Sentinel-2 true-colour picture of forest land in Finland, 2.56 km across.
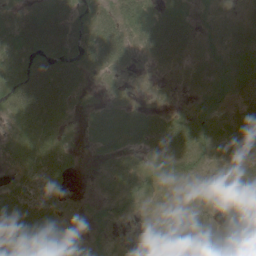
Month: June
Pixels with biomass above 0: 71%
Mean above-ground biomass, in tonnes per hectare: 22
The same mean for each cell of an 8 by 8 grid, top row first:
16 38 20 30 36 34 6 10
38 29 39 43 23 46 12 36
39 64 32 7 2 3 24 43
36 50 8 15 15 12 13 24
19 38 4 15 31 43 22 18
22 52 2 20 15 10 4 9
49 39 4 8 4 8 22 9
26 10 6 4 8 33 29 8
